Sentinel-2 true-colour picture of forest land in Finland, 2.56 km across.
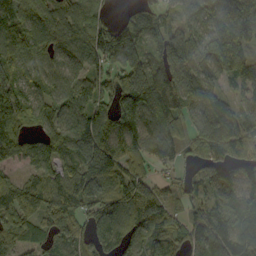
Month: September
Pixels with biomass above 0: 89%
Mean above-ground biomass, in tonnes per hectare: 106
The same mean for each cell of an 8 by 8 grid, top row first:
121 106 110 32 72 67 112 140
108 96 106 204 110 154 119 153
110 67 55 123 156 137 85 100
171 98 70 128 134 87 115 97
144 106 204 141 113 78 90 118
43 91 160 131 91 36 69 74
115 72 88 110 186 58 91 69
95 81 54 105 116 91 79 116
